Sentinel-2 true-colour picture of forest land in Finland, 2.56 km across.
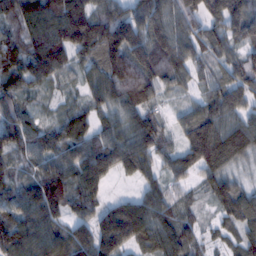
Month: February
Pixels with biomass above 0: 93%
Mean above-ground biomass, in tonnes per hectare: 97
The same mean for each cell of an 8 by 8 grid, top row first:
123 166 153 109 116 106 86 98
107 191 140 167 115 114 83 76
124 85 51 133 113 82 58 94
97 27 73 75 99 31 91 83
97 89 105 100 116 51 162 133
60 108 106 59 63 57 79 47
104 147 82 72 110 73 36 115
148 112 94 132 92 107 33 68
